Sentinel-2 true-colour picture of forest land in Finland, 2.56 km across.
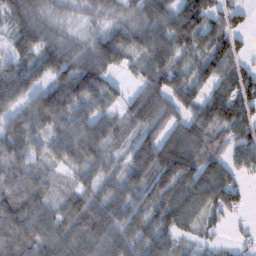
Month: February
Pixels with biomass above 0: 87%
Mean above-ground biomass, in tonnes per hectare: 81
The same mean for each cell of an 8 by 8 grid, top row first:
83 48 25 39 91 109 101 43
75 93 56 95 96 94 81 40
116 82 133 46 68 73 80 102
74 135 87 52 113 71 96 97
87 66 122 51 90 113 89 78
80 46 46 58 91 127 108 50
120 74 90 107 93 112 78 46
104 93 88 110 102 58 20 16
